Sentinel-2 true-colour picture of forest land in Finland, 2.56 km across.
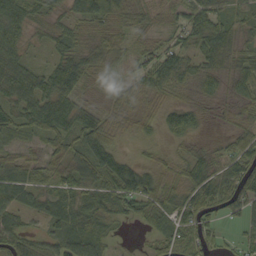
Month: September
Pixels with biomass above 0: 88%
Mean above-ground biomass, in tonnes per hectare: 50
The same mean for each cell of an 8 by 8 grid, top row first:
61 32 42 58 35 41 74 30
49 29 45 54 32 50 62 39
70 67 65 24 50 56 43 53
62 102 62 47 32 61 15 32
36 41 70 51 21 18 14 57
69 46 65 87 71 41 66 77
53 47 54 50 61 67 74 48
69 40 57 19 10 55 52 35
